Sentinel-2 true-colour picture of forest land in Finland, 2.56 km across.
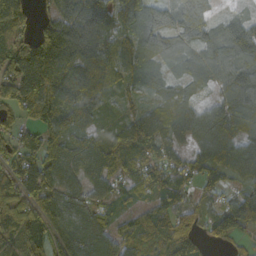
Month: October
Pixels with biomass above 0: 89%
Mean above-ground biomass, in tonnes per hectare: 90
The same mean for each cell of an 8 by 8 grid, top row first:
112 51 137 107 120 74 52 28
84 211 179 102 85 63 75 113
168 165 169 82 73 37 51 105
76 97 97 32 55 70 79 90
93 90 48 56 112 73 116 97
105 117 63 73 65 85 79 84
99 114 79 56 46 70 50 146
96 113 114 101 65 125 54 47
